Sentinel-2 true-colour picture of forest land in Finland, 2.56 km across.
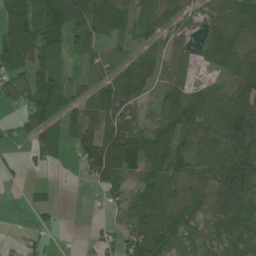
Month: June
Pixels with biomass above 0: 76%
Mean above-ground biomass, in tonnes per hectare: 81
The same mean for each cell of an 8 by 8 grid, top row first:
98 139 116 129 67 65 55 90
119 122 58 50 65 42 62 97
60 119 48 111 154 60 33 118
20 117 84 119 41 108 103 167
18 76 77 167 132 95 134 162
10 5 15 106 104 100 100 174
4 26 0 29 97 90 81 108
9 19 8 28 116 75 67 109
